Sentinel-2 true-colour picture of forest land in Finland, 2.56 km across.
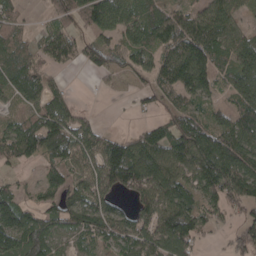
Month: April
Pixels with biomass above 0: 75%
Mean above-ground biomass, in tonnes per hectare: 81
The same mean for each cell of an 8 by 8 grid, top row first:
42 30 79 140 86 76 86 48
73 63 59 60 100 103 115 118
93 46 1 24 37 114 85 137
27 104 39 1 25 68 63 107
104 108 122 100 102 112 119 112
18 50 85 163 147 98 113 127
107 55 104 75 74 128 60 54
111 92 47 64 84 134 16 70
